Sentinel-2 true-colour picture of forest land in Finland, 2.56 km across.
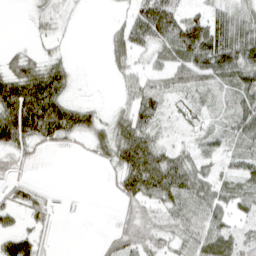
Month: April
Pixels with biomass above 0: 71%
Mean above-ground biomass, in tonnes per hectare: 45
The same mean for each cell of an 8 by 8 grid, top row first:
1 39 10 7 70 61 63 54
11 18 0 28 39 71 104 107
83 88 8 10 42 39 49 69
119 124 63 22 63 21 29 59
69 38 18 66 76 28 41 39
20 1 0 20 105 82 41 44
38 30 1 3 48 66 69 41
72 12 0 27 52 42 80 59
